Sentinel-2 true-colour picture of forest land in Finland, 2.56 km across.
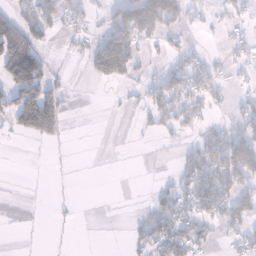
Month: January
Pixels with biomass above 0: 36%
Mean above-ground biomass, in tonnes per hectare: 42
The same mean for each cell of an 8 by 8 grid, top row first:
51 64 39 53 197 109 16 21
172 21 14 128 32 25 5 32
142 70 1 55 18 67 63 14
119 158 0 2 32 58 26 32
2 23 0 0 2 15 69 87
0 0 0 0 0 35 105 87
1 1 1 0 11 73 89 71
1 0 0 0 49 82 28 45
